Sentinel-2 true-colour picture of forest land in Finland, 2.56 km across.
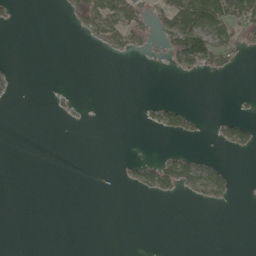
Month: May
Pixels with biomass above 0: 17%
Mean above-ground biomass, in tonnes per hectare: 15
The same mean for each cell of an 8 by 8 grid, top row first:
6 0 44 74 38 89 116 83
0 0 1 27 19 77 107 33
5 0 0 0 0 3 7 0
0 3 2 0 7 35 2 5
0 0 0 0 0 2 3 37
0 0 0 0 39 63 51 1
0 0 0 0 0 0 4 0
0 0 0 0 0 0 0 0
